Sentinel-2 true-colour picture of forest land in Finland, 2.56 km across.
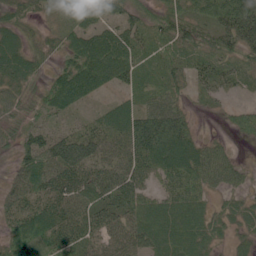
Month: June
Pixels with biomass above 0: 86%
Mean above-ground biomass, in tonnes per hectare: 47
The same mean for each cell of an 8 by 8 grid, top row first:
29 19 33 32 38 60 59 97
56 24 67 82 31 40 49 60
47 31 87 59 23 33 35 25
29 37 22 35 49 47 8 27
38 61 59 49 68 87 31 9
35 62 59 65 45 60 59 29
51 65 57 57 51 54 37 29
64 55 52 45 53 67 47 19
